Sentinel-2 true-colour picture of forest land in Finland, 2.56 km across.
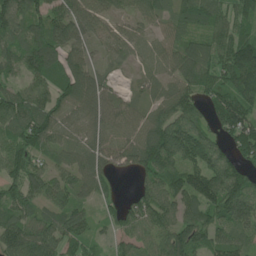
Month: June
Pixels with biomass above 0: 90%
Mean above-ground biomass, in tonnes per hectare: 87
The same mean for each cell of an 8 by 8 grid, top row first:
109 101 101 64 61 74 98 101
74 133 74 50 40 73 95 135
49 87 129 29 36 81 79 142
126 99 94 83 56 133 69 146
81 86 56 57 122 134 95 96
87 81 75 49 74 99 124 107
83 65 54 44 94 91 103 123
115 102 80 38 65 136 83 69
